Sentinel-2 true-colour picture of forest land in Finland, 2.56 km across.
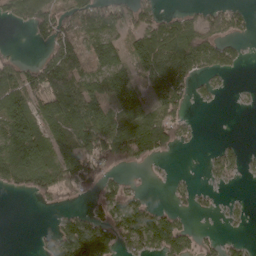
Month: April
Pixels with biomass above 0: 58%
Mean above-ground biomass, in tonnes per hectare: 74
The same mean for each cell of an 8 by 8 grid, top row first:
66 102 111 85 71 45 45 47
5 59 106 108 138 115 83 24
84 153 126 134 78 112 37 3
125 104 149 91 105 72 3 3
155 99 111 158 155 57 3 18
89 107 118 40 4 11 19 25
0 15 26 99 83 34 14 20
0 46 200 98 131 135 28 26
